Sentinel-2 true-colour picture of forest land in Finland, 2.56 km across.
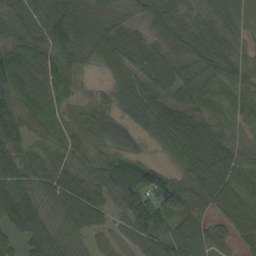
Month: September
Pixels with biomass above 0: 94%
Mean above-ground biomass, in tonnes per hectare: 68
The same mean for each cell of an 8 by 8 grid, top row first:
74 71 113 65 63 90 68 67
65 66 80 70 61 80 105 53
92 62 25 29 59 82 74 70
84 67 34 39 68 81 52 58
80 53 58 52 21 89 79 49
81 79 86 82 80 52 75 66
82 70 120 49 101 90 51 60
36 85 49 49 76 70 61 27
